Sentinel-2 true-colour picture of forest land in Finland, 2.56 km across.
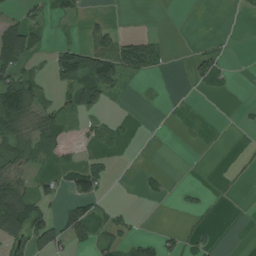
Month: August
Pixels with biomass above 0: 33%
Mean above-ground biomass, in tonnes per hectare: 23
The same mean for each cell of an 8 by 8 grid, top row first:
14 26 21 3 0 0 0 4
73 17 36 50 51 0 10 0
60 15 54 72 9 0 44 0
85 32 29 3 0 0 0 5
59 45 11 13 0 0 1 0
41 20 66 13 14 0 0 2
153 30 46 17 0 3 4 0
43 63 28 32 31 22 17 0
